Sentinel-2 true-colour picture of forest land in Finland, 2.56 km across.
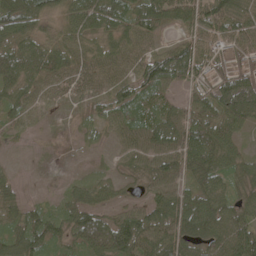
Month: May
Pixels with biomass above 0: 87%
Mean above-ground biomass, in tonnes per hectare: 57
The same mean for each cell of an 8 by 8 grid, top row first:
82 58 69 79 68 55 76 60
81 74 49 49 38 51 46 40
78 49 50 52 74 63 52 72
43 16 19 54 66 48 65 88
9 8 15 26 65 71 99 34
17 3 14 21 37 68 74 52
50 37 74 35 53 82 71 48
65 77 76 125 88 95 86 108
